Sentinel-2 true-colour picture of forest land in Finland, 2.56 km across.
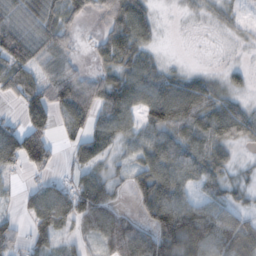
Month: November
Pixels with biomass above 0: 78%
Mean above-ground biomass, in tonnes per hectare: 58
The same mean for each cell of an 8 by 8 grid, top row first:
59 70 39 66 57 2 12 14
107 67 13 78 46 0 1 5
70 58 64 60 78 44 30 18
17 87 52 81 64 98 76 54
116 86 37 35 62 75 72 30
18 29 48 36 80 87 69 14
15 91 85 63 69 118 63 45
44 48 30 108 104 136 106 101
